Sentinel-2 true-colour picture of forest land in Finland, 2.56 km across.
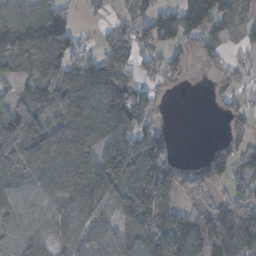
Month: November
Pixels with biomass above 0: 75%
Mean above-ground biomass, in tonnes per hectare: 72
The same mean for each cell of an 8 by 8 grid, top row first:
71 101 14 21 50 67 81 52
150 163 61 66 59 46 54 17
46 70 129 108 50 22 6 38
69 49 112 131 74 1 5 38
100 113 134 99 102 17 1 49
54 103 139 109 98 73 51 55
44 67 91 60 120 70 82 99
17 23 63 47 94 102 129 162
